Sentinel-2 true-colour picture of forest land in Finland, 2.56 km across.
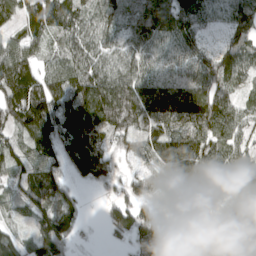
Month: April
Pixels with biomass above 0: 89%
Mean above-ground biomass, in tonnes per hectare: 99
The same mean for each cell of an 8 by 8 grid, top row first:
69 138 91 94 109 135 89 122
72 52 103 74 101 100 58 114
152 87 130 121 128 93 107 90
154 165 148 148 124 119 114 80
78 113 210 90 94 137 102 72
83 116 95 96 67 122 126 79
59 111 56 74 90 27 78 91
70 164 25 34 123 16 47 81
